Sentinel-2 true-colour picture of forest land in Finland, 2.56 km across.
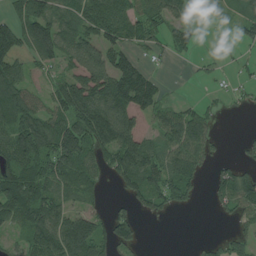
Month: July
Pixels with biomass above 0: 67%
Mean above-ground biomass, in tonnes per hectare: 75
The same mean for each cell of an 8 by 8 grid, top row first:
72 102 94 115 71 55 11 54
101 98 112 103 52 53 7 28
85 46 116 148 96 2 15 24
109 75 145 139 81 55 35 10
102 109 132 137 99 96 57 13
123 110 94 57 121 111 27 78
123 118 65 27 40 39 9 65
39 138 179 97 19 0 17 47
